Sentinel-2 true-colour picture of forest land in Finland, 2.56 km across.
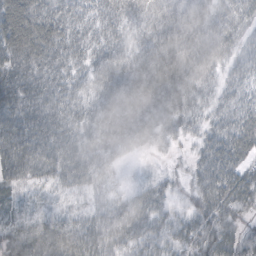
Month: October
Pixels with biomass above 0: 93%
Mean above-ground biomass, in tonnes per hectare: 42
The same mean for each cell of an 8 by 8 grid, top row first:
108 64 34 36 29 37 39 32
74 62 38 37 39 54 42 25
58 50 33 54 60 62 28 31
55 49 38 53 51 43 26 38
76 53 41 43 25 14 39 59
48 35 41 23 8 10 53 56
16 11 15 37 45 16 49 36
46 64 58 48 41 38 52 37
